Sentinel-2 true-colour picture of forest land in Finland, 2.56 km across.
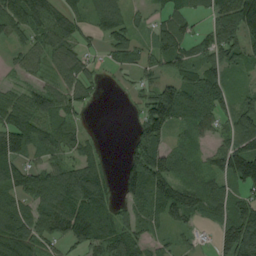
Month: August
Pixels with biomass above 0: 80%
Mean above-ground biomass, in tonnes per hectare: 76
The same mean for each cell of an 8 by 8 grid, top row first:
100 81 51 92 19 57 53 139
37 70 60 59 35 88 81 87
30 41 77 9 36 70 97 27
102 93 49 0 89 127 98 82
134 82 58 1 126 48 43 80
107 95 110 31 154 107 79 127
82 100 117 61 67 115 68 82
136 74 72 94 60 31 14 154
